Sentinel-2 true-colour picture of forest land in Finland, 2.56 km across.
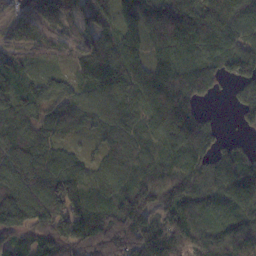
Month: November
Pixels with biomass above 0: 91%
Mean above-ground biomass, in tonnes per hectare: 102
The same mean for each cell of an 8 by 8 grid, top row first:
51 74 70 79 99 122 115 120
57 50 68 98 91 131 125 107
82 77 89 124 114 160 96 116
96 71 83 84 102 154 28 70
118 81 27 53 83 109 80 51
124 142 118 66 98 105 115 168
175 165 140 111 140 114 68 103
70 88 161 132 163 152 103 114
